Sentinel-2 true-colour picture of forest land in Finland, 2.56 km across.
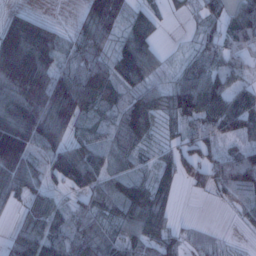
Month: January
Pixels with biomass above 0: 82%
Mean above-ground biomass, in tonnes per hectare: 71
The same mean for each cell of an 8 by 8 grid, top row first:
52 18 29 97 50 15 46 83
156 118 64 59 89 4 50 64
167 133 101 103 63 46 96 49
112 126 86 59 115 98 98 101
167 72 83 50 44 50 79 49
85 55 126 55 39 75 84 123
29 86 46 56 104 32 3 41
59 94 56 44 78 45 12 5
